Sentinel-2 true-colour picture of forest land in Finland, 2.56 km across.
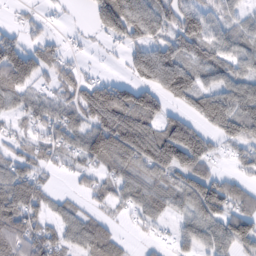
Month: February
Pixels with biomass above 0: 77%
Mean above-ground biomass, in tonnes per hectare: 70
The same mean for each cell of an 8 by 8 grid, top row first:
8 11 4 136 113 94 82 41
69 43 9 13 86 97 86 66
101 31 56 35 74 141 53 75
53 57 84 158 136 43 140 109
44 53 67 137 124 164 54 75
90 28 23 57 59 74 77 35
122 50 31 30 63 44 116 54
89 71 71 66 10 38 76 108
